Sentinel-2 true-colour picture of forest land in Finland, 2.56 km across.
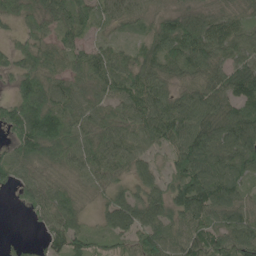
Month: June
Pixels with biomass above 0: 91%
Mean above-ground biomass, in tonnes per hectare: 72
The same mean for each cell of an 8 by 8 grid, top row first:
54 65 74 50 50 68 62 53
43 62 56 47 52 86 96 73
57 72 62 83 81 57 74 110
85 133 68 64 93 98 100 98
74 113 82 80 69 85 108 109
56 38 46 57 52 77 116 69
10 72 44 63 82 83 100 78
9 45 70 54 78 71 92 96
